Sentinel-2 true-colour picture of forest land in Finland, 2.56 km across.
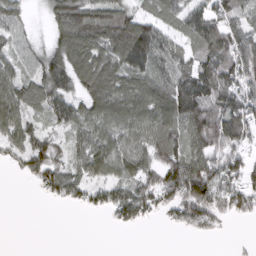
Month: March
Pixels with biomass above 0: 75%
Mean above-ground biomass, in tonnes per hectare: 71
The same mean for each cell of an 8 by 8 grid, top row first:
60 47 128 106 59 57 86 60
57 56 131 125 141 55 94 94
82 114 95 107 98 87 113 101
89 81 70 111 112 123 127 109
66 68 57 85 65 94 108 76
10 84 55 61 62 108 116 78
0 4 24 62 66 61 84 55
0 0 0 0 0 0 11 3
